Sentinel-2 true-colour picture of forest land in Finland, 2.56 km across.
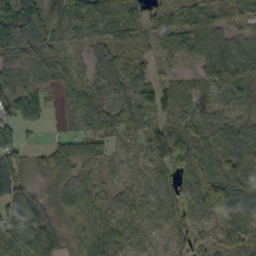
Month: October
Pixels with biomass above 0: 90%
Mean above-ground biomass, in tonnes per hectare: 52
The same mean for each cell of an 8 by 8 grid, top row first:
126 50 81 117 58 55 66 57
86 41 17 36 26 77 80 53
47 27 23 51 47 38 49 91
47 20 27 45 60 45 34 43
62 20 47 17 39 71 35 72
54 38 32 17 26 43 55 85
85 31 55 38 39 57 81 78
93 82 40 61 32 26 38 60
